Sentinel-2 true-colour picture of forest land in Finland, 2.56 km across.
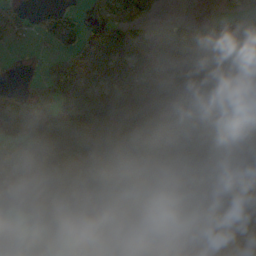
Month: October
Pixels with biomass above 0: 75%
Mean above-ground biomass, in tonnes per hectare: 91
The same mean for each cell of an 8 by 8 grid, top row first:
51 48 61 94 55 8 1 62
26 17 105 131 66 117 74 91
4 85 113 137 95 85 116 137
117 50 160 107 104 99 95 74
97 124 89 105 118 67 99 153
72 152 108 107 30 74 131 119
71 115 105 125 138 118 97 113
82 110 35 85 141 187 59 38
